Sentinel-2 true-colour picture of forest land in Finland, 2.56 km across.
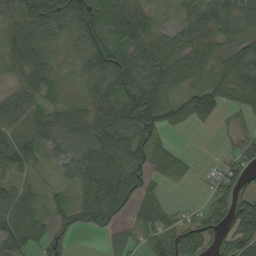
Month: September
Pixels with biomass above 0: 81%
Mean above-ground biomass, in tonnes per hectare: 58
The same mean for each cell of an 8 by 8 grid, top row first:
52 90 112 104 53 35 64 60
71 46 57 93 62 64 64 81
31 63 32 88 85 67 64 94
67 54 43 74 89 56 68 33
68 45 68 109 74 15 0 41
36 13 63 100 69 33 18 49
61 32 64 68 57 19 37 74
61 47 5 26 39 83 54 75
